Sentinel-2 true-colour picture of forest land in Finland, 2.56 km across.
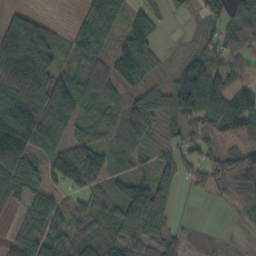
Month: October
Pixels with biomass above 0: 82%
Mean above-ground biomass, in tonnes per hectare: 71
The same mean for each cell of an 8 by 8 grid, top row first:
52 18 29 97 50 15 46 83
156 118 64 59 89 4 50 64
167 133 101 103 63 46 96 49
112 126 86 59 115 98 98 101
167 72 83 50 44 50 79 49
85 55 126 55 39 75 84 123
29 86 46 56 104 32 3 41
59 94 56 44 78 45 12 5
